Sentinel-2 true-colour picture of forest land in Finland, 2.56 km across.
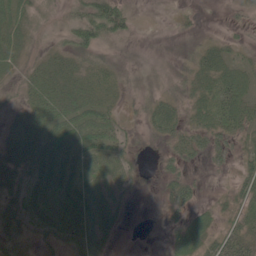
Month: May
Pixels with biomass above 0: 69%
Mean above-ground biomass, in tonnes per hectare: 23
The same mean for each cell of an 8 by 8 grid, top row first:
34 9 33 75 0 5 1 17
35 13 45 7 0 7 25 14
22 35 30 21 2 19 38 31
22 33 33 21 15 28 36 40
22 30 29 30 6 28 34 22
22 31 31 36 8 24 6 20
19 33 35 28 0 28 13 28
20 20 27 14 0 24 29 36
